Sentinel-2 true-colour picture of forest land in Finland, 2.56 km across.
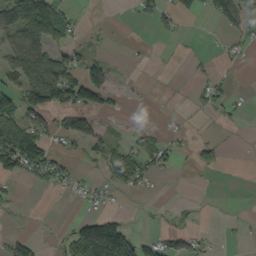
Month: September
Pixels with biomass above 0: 34%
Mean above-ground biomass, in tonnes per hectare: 34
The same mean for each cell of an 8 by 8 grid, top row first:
99 111 11 0 23 38 20 64
70 83 32 6 2 1 2 15
55 107 90 36 1 1 22 1
86 82 68 20 1 3 13 12
117 45 18 36 39 17 24 0
46 63 19 45 41 6 3 0
8 1 10 13 1 14 1 1
32 4 111 181 25 37 14 4
